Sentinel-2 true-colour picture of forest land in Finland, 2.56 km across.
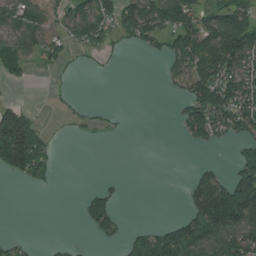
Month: July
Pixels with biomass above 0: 43%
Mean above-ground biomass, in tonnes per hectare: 63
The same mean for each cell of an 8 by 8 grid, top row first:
94 64 88 83 153 118 72 119
77 63 33 30 44 83 135 177
31 6 1 2 0 43 143 128
89 4 22 12 0 21 165 141
232 68 1 1 0 2 49 54
65 50 0 9 0 0 63 109
0 0 20 72 0 1 202 221
30 4 4 42 72 138 132 130
